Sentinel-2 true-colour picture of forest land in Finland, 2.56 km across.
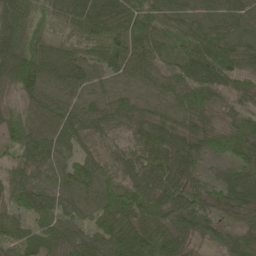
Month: May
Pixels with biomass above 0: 97%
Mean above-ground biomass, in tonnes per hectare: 72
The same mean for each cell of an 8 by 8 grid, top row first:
86 74 84 89 85 56 45 50
87 72 71 108 86 61 110 65
101 87 74 33 38 75 120 62
69 79 69 63 45 47 54 51
83 84 67 49 94 75 60 75
74 42 68 57 108 82 33 64
87 67 43 88 110 99 75 65
62 63 56 105 114 89 49 50
